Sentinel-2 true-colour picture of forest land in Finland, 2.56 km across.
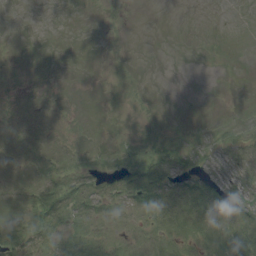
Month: August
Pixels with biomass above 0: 37%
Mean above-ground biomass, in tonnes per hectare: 4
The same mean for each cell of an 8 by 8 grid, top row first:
0 0 0 0 0 0 0 0
0 0 0 0 0 0 0 0
0 0 0 0 1 0 0 0
1 0 0 0 2 0 0 1
1 2 2 2 5 4 4 6
1 5 8 7 12 7 4 5
2 13 9 6 8 11 9 9
10 13 13 9 6 9 8 13
